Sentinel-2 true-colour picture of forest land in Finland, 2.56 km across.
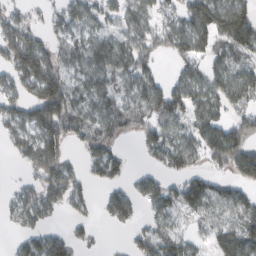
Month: February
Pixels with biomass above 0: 70%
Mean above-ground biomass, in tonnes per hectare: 76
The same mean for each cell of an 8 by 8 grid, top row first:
56 33 91 75 78 68 130 106
128 70 85 108 98 75 72 94
80 139 71 79 89 56 72 92
67 153 88 75 76 100 86 64
54 124 55 60 49 99 118 124
7 127 50 67 46 58 66 75
57 73 37 70 36 71 80 87
26 82 38 2 74 94 29 97
